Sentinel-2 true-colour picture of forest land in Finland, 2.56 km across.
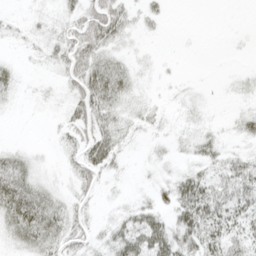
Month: April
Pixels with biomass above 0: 51%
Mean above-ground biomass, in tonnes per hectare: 17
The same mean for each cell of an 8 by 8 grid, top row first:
3 8 33 45 11 0 0 0
4 14 48 21 2 0 0 1
11 2 36 49 5 3 1 6
1 1 26 27 15 4 3 9
4 2 25 35 4 7 18 7
45 4 20 9 2 15 21 35
47 35 13 4 18 31 39 29
20 32 20 24 43 37 34 30
